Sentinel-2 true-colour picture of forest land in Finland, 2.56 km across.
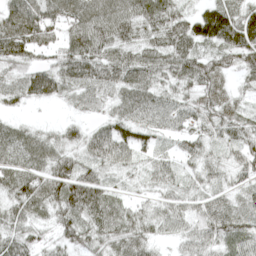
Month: April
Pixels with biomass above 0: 92%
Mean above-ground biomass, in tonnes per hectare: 68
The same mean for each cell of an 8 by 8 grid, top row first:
97 87 96 108 85 71 112 88
104 66 102 85 66 86 60 107
58 96 84 80 75 75 79 34
21 2 28 44 75 66 70 46
80 63 54 101 56 42 47 58
93 88 83 34 36 38 43 40
68 67 96 68 37 53 69 56
77 44 69 80 68 34 64 66
